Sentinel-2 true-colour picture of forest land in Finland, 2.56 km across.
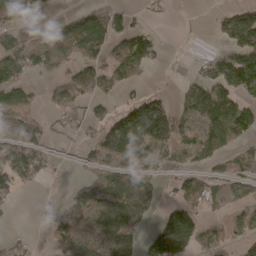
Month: April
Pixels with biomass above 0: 52%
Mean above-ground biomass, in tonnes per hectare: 51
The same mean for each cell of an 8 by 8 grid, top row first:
57 13 53 54 17 3 6 66
57 64 82 66 69 0 9 83
87 23 72 64 18 6 61 59
63 35 66 55 143 65 86 73
60 41 36 112 102 69 60 27
83 21 30 54 51 35 40 33
9 9 74 84 33 61 26 32
9 21 44 63 41 151 51 35
